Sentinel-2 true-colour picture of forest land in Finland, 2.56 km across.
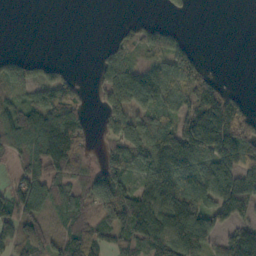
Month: October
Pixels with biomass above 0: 66%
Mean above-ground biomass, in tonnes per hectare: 86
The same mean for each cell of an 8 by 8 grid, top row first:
0 0 0 0 5 11 0 0
1 0 0 31 78 71 0 0
112 71 27 117 100 109 86 0
90 148 75 110 91 84 230 87
80 212 102 55 124 177 169 143
45 125 87 144 72 127 114 110
99 85 86 184 175 158 91 121
92 86 116 68 115 161 97 132
